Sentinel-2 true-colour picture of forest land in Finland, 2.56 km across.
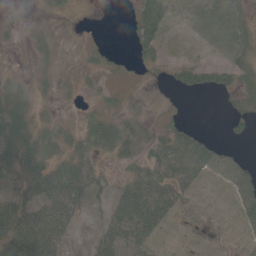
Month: May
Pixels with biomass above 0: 59%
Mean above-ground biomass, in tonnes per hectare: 24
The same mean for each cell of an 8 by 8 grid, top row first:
1 7 2 0 55 9 37 29
5 7 5 3 28 1 18 33
4 7 6 5 10 16 29 25
17 3 5 18 10 8 0 21
23 12 23 44 23 46 29 8
29 48 51 9 34 53 32 39
50 58 26 31 64 36 13 34
71 74 5 44 46 17 16 18
